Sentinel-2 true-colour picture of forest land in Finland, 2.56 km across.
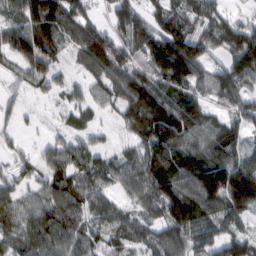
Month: February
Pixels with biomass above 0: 85%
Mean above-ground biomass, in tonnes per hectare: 79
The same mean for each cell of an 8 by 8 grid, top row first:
67 140 83 58 66 66 84 31
98 91 83 105 93 140 82 114
29 57 32 90 90 105 73 90
27 9 41 32 138 126 76 56
19 32 46 23 93 123 101 70
49 55 76 58 96 135 195 133
68 74 72 56 55 147 108 123
64 89 68 63 56 99 75 78
